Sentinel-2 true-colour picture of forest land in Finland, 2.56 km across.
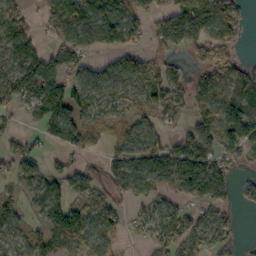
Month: October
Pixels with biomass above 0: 72%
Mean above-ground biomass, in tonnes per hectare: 81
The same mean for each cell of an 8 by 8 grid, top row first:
57 76 147 131 84 112 154 55
67 43 95 86 58 78 128 45
104 121 74 78 87 75 95 105
47 117 104 46 48 58 85 153
40 42 95 49 90 85 123 128
55 57 74 97 141 153 156 27
36 71 71 82 52 55 77 32
45 77 79 47 29 91 82 29
